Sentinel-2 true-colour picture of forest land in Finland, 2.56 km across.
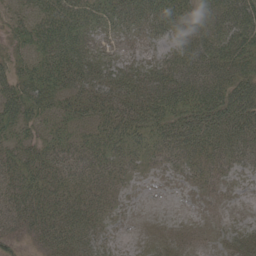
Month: May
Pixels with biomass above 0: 94%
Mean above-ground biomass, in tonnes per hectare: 53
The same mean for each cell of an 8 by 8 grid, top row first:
33 67 67 53 62 74 66 89
45 74 78 28 20 46 78 82
58 78 73 59 57 75 78 77
73 52 57 59 69 80 94 103
43 49 47 61 54 73 69 73
55 58 56 52 18 17 33 22
49 64 66 34 3 2 9 7
34 58 66 19 11 14 10 35
